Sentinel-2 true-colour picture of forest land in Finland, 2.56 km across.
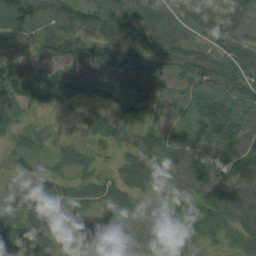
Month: August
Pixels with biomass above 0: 89%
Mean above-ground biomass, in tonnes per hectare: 50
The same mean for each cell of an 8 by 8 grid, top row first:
57 42 59 57 66 51 60 55
15 38 43 75 71 65 37 52
65 56 78 76 78 46 76 82
40 23 28 49 71 18 77 77
23 28 31 32 37 34 67 91
10 51 33 28 54 49 61 68
30 79 39 30 28 42 59 64
54 51 34 43 43 62 30 52
